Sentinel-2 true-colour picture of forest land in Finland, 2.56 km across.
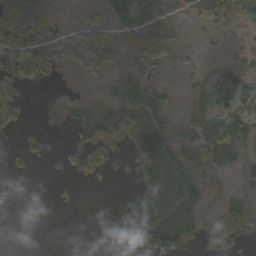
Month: October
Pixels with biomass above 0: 50%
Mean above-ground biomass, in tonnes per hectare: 36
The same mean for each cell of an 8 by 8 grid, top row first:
81 55 7 64 76 15 56 57
83 42 60 63 67 31 1 10
37 10 10 17 34 2 27 61
28 2 25 48 64 12 35 52
8 19 42 28 107 61 83 67
9 0 23 15 62 93 23 19
0 9 7 0 57 81 16 32
0 0 4 0 60 60 44 36
